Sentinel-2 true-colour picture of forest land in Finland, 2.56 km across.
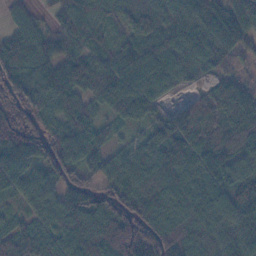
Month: November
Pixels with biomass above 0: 93%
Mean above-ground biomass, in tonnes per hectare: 88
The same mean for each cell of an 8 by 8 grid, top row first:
42 18 76 62 109 101 97 99
92 74 72 45 97 111 95 61
121 113 106 91 106 65 49 69
72 75 87 58 71 73 71 133
152 107 108 46 64 135 102 96
99 82 64 60 76 111 88 84
37 76 92 82 101 102 94 96
102 82 108 137 162 110 79 97
